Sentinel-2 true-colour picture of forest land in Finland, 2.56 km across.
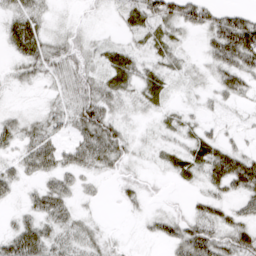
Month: March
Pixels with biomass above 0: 72%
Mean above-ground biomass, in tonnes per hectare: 27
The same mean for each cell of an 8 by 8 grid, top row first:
32 15 5 8 45 53 44 35
30 35 24 17 19 21 25 82
17 24 42 35 30 12 19 38
14 24 49 35 14 11 10 8
28 41 39 58 11 16 34 14
24 31 25 16 11 19 36 63
10 41 14 3 14 9 27 25
44 36 26 9 7 41 64 42
